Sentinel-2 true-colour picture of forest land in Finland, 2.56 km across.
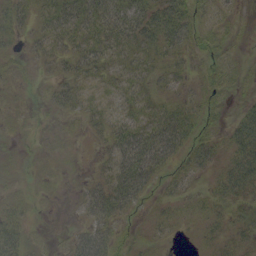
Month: September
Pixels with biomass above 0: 71%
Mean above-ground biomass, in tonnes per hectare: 21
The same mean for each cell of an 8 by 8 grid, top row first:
26 38 48 41 41 44 16 7
9 26 30 34 33 26 19 5
8 8 26 27 25 18 15 10
4 8 21 27 33 32 17 13
3 3 2 32 57 41 21 34
3 5 2 39 50 17 12 40
14 1 12 43 9 12 17 18
33 4 27 29 8 4 13 16
